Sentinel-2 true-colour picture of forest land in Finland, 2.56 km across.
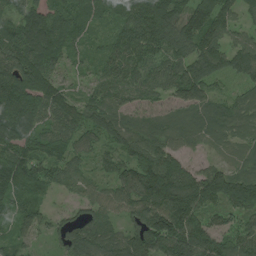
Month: July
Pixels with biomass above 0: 93%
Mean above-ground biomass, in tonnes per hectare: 92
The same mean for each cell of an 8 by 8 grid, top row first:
71 106 98 75 154 119 155 61
112 120 56 77 122 106 123 86
159 106 26 85 82 102 116 66
171 110 90 80 50 49 60 50
131 96 66 67 89 52 32 37
130 87 49 60 146 139 99 79
82 42 47 61 118 160 93 113
63 31 84 70 135 185 137 95
